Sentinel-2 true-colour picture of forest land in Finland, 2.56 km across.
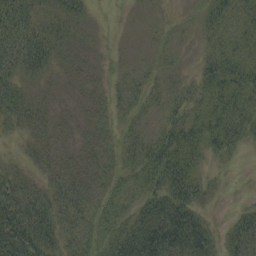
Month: September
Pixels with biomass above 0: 81%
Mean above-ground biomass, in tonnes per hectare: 37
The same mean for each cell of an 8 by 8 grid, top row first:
61 36 29 2 7 5 36 41
62 49 16 4 8 15 25 44
38 18 16 15 24 17 46 57
45 21 16 25 22 33 53 54
8 25 21 24 44 67 50 31
29 27 35 30 54 71 18 1
66 53 46 38 49 82 16 16
85 52 41 55 94 99 55 61
